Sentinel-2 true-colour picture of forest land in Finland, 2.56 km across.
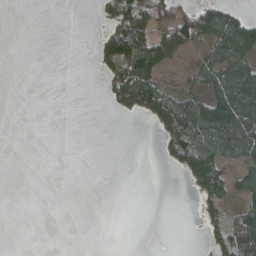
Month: April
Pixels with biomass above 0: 33%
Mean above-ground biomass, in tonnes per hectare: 33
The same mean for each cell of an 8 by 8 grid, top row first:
0 0 0 75 98 85 103 58
0 0 0 102 105 62 57 91
0 0 0 67 99 11 52 82
0 0 0 17 62 103 81 105
0 0 0 0 0 92 58 81
0 0 0 0 0 9 103 40
0 0 0 0 0 0 48 60
0 0 0 0 0 0 33 104
